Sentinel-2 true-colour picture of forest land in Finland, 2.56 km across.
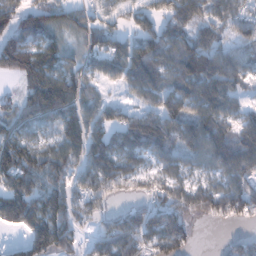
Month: January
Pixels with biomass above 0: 81%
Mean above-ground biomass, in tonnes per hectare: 99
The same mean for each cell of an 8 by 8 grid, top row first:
101 115 66 52 70 104 82 75
150 137 67 108 113 125 103 73
41 178 110 62 133 98 131 78
74 141 118 62 75 107 121 65
146 68 128 127 153 113 134 106
154 123 72 115 61 77 58 106
185 158 72 31 65 111 99 105
21 173 57 98 82 132 0 48
